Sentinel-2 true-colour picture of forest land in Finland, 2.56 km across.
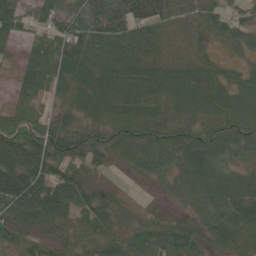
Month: June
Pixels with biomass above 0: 92%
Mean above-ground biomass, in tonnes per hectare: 56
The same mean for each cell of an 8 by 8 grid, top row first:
54 51 71 98 70 53 44 35
17 76 72 54 54 37 25 40
24 60 58 72 76 75 64 47
47 25 44 66 64 56 61 83
96 92 75 60 66 75 72 62
103 76 61 15 32 46 68 43
74 87 60 51 21 19 50 60
47 37 30 41 53 76 45 44
